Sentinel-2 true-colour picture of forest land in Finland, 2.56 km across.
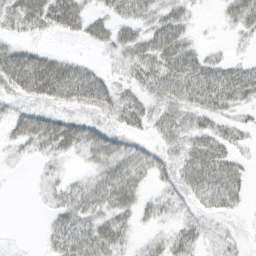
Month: March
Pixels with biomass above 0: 73%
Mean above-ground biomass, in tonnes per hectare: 32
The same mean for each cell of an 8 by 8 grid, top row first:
51 59 48 33 33 37 2 38
30 11 5 32 46 54 12 5
61 83 61 25 39 55 54 55
22 28 29 39 37 42 43 21
22 43 42 34 18 32 46 17
2 15 11 48 31 31 57 27
0 15 44 44 21 20 23 13
1 18 50 44 10 31 17 10
